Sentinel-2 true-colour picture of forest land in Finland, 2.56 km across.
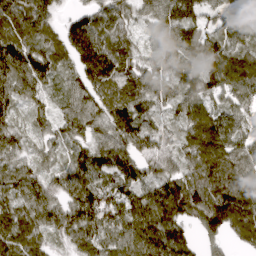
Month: April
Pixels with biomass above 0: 94%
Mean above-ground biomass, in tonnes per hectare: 102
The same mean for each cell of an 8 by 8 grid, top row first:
118 90 64 96 66 152 86 47
136 90 144 114 55 115 111 96
113 104 95 126 97 108 119 110
62 75 112 123 101 73 95 84
84 67 79 122 125 87 120 98
97 74 115 111 99 96 136 142
81 105 132 143 112 126 147 160
103 62 106 98 112 116 53 56
